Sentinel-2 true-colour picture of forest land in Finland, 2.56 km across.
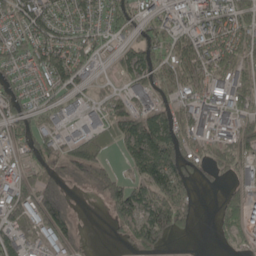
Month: May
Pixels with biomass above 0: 68%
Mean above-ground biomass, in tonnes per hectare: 60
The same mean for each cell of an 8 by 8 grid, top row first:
75 70 66 72 43 39 48 79
69 79 65 20 95 69 70 82
51 49 37 17 68 82 73 64
76 36 32 55 53 60 81 59
53 60 77 48 121 106 59 86
46 44 54 53 83 111 22 45
76 140 5 63 100 109 0 86
48 63 33 11 77 23 1 33
